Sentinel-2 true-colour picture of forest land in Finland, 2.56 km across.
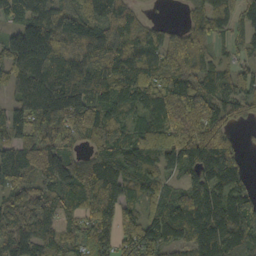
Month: October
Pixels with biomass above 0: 89%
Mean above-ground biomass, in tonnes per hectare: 113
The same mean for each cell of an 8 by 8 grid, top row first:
86 118 103 115 30 3 99 73
167 152 94 104 96 125 61 45
84 130 138 121 107 135 92 101
84 199 139 126 117 201 150 62
111 155 65 132 148 162 196 30
96 122 195 183 118 53 140 85
72 67 118 172 84 105 145 121
102 92 79 134 142 101 137 118
